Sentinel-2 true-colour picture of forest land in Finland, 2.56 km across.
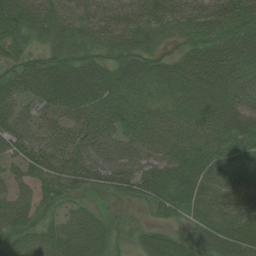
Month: August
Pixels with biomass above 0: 96%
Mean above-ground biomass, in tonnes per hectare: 70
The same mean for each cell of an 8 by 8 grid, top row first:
100 74 91 86 88 78 76 69
57 50 59 60 55 38 76 86
67 112 112 83 72 86 83 75
55 42 73 70 49 57 70 92
59 77 96 78 75 66 75 88
41 55 74 92 78 78 81 94
67 42 33 18 23 59 84 94
52 61 75 47 50 49 67 93
